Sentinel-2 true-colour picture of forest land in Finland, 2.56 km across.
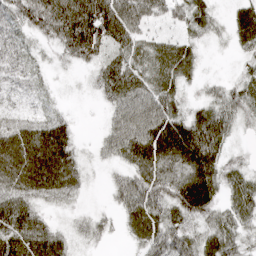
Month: April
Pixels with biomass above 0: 88%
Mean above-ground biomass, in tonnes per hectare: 55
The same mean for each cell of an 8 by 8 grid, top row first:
51 95 114 121 68 42 45 52
41 23 88 62 47 55 14 33
38 13 7 77 58 51 16 35
23 23 4 45 82 56 66 53
83 110 22 56 91 111 115 12
81 100 41 20 65 66 88 46
69 25 15 24 83 64 67 56
76 71 23 12 53 60 57 42
